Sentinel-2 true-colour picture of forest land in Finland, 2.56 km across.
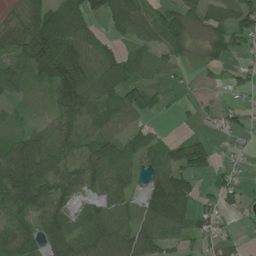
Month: July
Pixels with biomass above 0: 75%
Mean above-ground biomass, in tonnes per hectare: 60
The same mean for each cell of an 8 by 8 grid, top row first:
29 95 89 69 65 55 48 63
71 139 111 40 66 39 39 36
61 86 134 93 59 23 15 34
19 26 86 85 61 10 16 40
56 67 52 84 50 50 50 15
116 76 56 76 42 111 32 19
77 77 38 60 74 153 28 23
91 78 76 60 64 42 35 22
